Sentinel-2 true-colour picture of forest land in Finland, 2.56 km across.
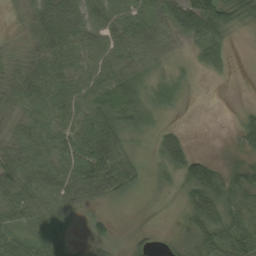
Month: September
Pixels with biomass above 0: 79%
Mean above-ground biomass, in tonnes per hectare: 39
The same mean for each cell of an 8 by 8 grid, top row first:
9 51 45 53 51 55 105 56
12 51 50 53 52 17 69 1
43 57 49 63 39 23 9 0
33 51 48 67 46 9 0 11
41 52 60 48 16 52 0 24
57 54 60 39 26 27 77 37
50 50 28 12 1 6 77 39
46 61 8 25 16 16 58 48
